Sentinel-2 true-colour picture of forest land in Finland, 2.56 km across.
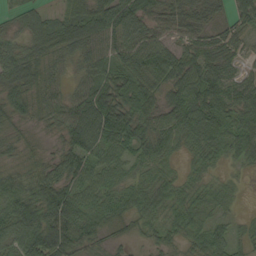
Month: September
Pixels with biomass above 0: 93%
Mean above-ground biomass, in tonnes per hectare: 59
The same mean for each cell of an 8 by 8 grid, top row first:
28 31 78 103 80 53 53 55
60 61 71 83 87 60 64 39
84 54 44 77 70 75 87 46
64 51 85 109 55 67 81 71
35 23 86 78 54 42 64 70
44 60 64 49 33 25 26 11
73 96 81 51 50 40 32 9
77 116 75 26 23 31 62 33
